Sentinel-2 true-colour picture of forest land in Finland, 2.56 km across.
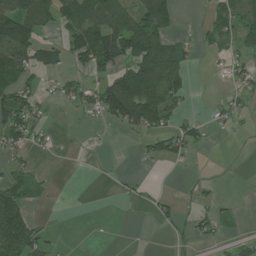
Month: July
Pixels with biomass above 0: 39%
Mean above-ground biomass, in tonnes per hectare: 37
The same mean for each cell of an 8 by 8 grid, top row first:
105 58 73 94 84 23 16 57
99 41 78 91 98 60 20 29
70 12 24 75 140 69 1 29
87 12 23 97 127 43 8 23
35 12 2 1 14 41 14 2
36 5 0 3 3 1 3 0
112 7 0 0 5 17 18 4
119 29 0 0 0 12 14 19
